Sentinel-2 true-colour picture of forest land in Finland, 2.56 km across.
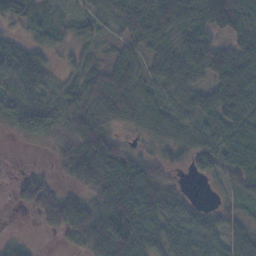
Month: November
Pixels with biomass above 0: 83%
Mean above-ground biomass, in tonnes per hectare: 62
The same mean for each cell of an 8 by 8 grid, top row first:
40 34 30 39 86 97 123 126
36 36 35 19 49 77 108 94
68 31 52 55 42 67 65 143
67 67 54 56 54 44 78 129
4 13 60 60 21 51 60 89
18 27 63 84 74 16 41 79
14 74 82 130 113 66 25 39
20 2 63 169 98 75 67 86
